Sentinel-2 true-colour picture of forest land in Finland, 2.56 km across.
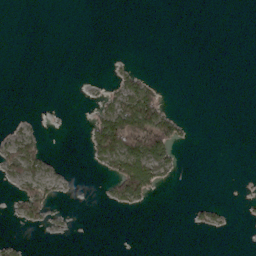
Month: March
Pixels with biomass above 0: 16%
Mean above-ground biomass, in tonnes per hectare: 14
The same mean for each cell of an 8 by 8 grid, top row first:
0 0 0 0 0 0 0 0
0 0 0 0 0 0 0 0
0 0 0 10 27 0 0 0
1 1 0 56 104 13 0 0
45 9 1 105 140 51 0 0
39 26 1 46 115 13 0 0
24 46 0 9 11 0 21 1
9 2 0 0 0 0 1 0
